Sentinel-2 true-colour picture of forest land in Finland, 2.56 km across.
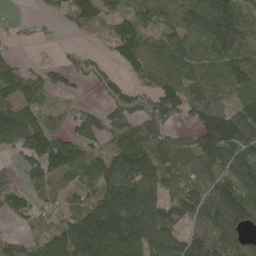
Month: May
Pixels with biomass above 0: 79%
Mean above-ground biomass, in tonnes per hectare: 92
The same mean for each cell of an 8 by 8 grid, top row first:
9 19 99 78 96 73 133 85
18 6 18 55 114 93 82 95
92 53 33 39 55 109 85 77
102 41 44 79 89 88 114 90
84 128 81 71 120 72 130 144
42 128 87 151 152 96 98 159
74 48 84 171 178 89 123 125
38 111 174 202 171 104 129 74
